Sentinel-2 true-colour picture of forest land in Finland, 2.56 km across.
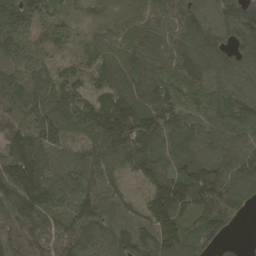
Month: April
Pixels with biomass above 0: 97%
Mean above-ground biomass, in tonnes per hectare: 157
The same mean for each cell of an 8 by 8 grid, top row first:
167 111 74 100 126 122 129 174
142 112 89 190 156 131 162 148
137 134 136 161 160 105 123 128
136 176 199 256 229 122 118 181
190 182 99 199 252 174 133 165
240 149 166 122 184 203 194 179
174 163 162 155 162 243 250 118
125 173 159 148 190 207 116 21
